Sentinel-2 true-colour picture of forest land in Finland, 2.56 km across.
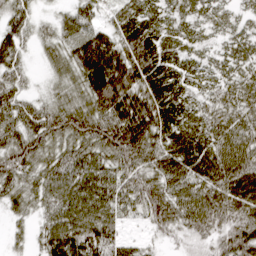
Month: April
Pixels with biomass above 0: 93%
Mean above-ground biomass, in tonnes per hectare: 71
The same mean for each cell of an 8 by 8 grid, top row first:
59 17 58 45 77 49 46 34
68 39 95 92 109 57 28 59
54 26 74 126 109 73 43 70
72 70 81 110 116 84 69 76
77 69 73 93 97 78 66 83
71 71 85 71 71 76 67 99
45 65 89 72 67 92 108 92
19 76 103 64 20 26 51 98
